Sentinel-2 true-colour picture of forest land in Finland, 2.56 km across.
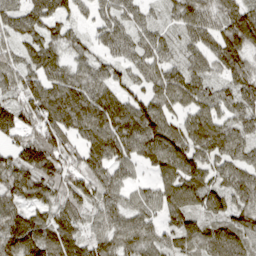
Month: March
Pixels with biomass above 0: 93%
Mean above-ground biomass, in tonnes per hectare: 82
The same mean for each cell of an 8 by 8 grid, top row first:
20 59 43 67 46 59 71 109
45 80 57 64 72 48 74 106
83 87 81 80 64 92 66 73
108 107 106 120 111 62 73 74
74 139 72 112 110 119 106 76
118 109 97 75 29 110 87 84
83 79 86 68 64 89 84 84
138 115 80 76 78 75 80 75
